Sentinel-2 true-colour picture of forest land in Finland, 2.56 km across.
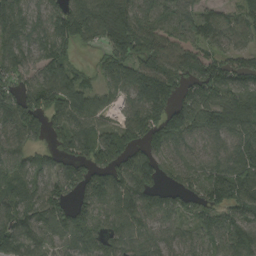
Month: August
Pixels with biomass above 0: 89%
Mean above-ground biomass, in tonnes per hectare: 102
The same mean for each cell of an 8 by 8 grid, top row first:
103 91 147 152 93 55 71 91
97 100 57 114 105 106 79 84
93 101 73 87 147 127 155 114
132 116 150 57 125 105 140 144
76 59 123 128 95 72 61 99
98 94 112 136 122 63 97 123
96 122 98 92 96 80 106 125
122 67 119 91 80 66 75 145
